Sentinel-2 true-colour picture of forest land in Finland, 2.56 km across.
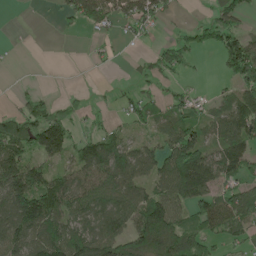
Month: May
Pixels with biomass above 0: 65%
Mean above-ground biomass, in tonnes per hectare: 74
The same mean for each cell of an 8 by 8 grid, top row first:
0 2 81 64 85 13 32 57
2 0 0 15 11 74 55 124
3 0 0 4 36 28 4 102
42 74 22 17 67 68 49 123
116 134 65 102 53 134 75 101
178 89 80 117 82 164 130 77
150 132 87 113 140 98 90 114
113 127 127 120 175 130 53 39
